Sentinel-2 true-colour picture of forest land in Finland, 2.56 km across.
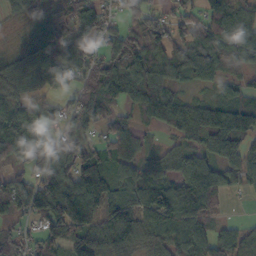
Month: October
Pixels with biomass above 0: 85%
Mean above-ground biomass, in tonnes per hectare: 83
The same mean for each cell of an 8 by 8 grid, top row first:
36 72 112 49 84 64 92 89
29 92 92 76 98 96 144 124
54 66 66 101 92 44 57 44
86 55 108 42 71 99 98 131
82 92 71 80 29 39 89 92
65 100 120 78 74 71 123 66
80 148 161 98 113 113 83 2
61 70 133 101 69 71 89 70
